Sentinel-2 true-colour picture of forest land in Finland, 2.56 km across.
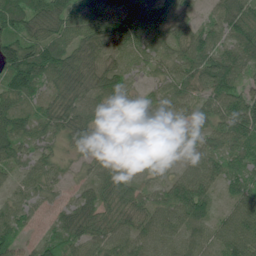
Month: July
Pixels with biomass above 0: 96%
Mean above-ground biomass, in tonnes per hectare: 71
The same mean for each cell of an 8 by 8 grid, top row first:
88 105 98 74 84 68 40 84
101 95 80 66 62 64 81 72
105 81 82 72 31 75 90 62
73 57 76 65 67 53 61 122
79 39 46 90 77 39 59 90
37 50 28 80 33 52 88 61
53 34 80 75 67 116 62 86
52 42 73 78 66 77 66 126
